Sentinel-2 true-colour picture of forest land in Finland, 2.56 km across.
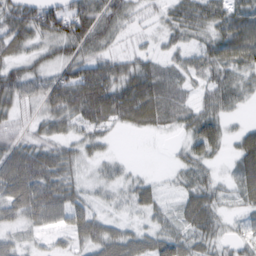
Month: February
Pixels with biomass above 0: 80%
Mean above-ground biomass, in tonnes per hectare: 41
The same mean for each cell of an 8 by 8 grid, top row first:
55 70 81 51 10 32 49 50
37 26 52 23 13 28 42 72
53 46 79 68 62 37 40 34
25 39 67 72 72 50 45 13
37 38 28 9 0 10 73 46
85 72 19 16 10 16 28 48
57 77 44 9 31 28 60 19
21 7 35 56 40 61 39 20
